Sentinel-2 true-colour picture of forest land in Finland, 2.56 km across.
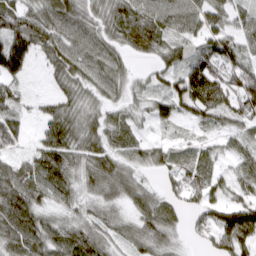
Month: March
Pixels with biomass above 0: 88%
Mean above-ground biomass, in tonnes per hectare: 64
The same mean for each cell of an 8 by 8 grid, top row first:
74 83 66 60 88 79 76 47
100 72 78 58 63 50 66 64
55 23 68 70 25 61 127 89
49 47 60 43 33 52 80 86
43 89 68 55 44 29 25 53
70 111 57 84 31 56 64 60
109 54 42 42 67 41 70 81
94 86 87 47 66 32 33 86
